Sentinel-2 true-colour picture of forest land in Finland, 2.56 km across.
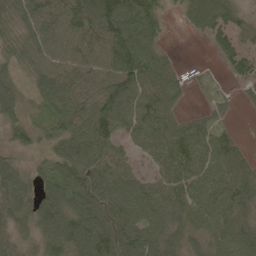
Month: May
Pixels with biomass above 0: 85%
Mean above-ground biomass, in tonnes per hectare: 68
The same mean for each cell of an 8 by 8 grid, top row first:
58 87 93 115 105 11 102 44
54 69 85 100 88 7 15 60
38 77 75 95 99 54 8 38
44 55 74 100 88 48 26 7
37 34 90 88 65 96 75 36
54 49 93 97 40 81 81 90
51 83 87 95 103 62 65 81
33 57 96 108 96 49 53 92
